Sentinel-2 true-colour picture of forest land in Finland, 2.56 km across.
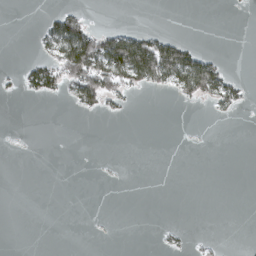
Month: March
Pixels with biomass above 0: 15%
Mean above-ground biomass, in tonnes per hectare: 15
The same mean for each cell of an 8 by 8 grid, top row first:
0 12 32 0 0 0 0 1
0 28 113 84 85 65 3 0
9 53 89 69 57 63 91 13
0 0 20 13 0 0 5 9
0 0 0 0 0 0 0 0
0 0 0 0 0 0 0 0
0 0 0 0 0 0 0 0
0 0 0 1 0 8 6 0
